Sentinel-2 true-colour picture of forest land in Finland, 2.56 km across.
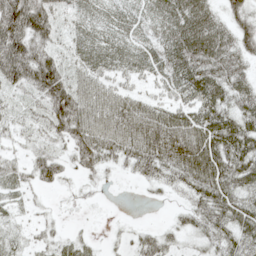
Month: May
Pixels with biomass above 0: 82%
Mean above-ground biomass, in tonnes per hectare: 46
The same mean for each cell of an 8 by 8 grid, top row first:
115 75 35 32 36 63 56 50
109 56 45 45 38 67 80 58
77 113 46 36 27 54 73 50
28 69 79 62 47 41 60 55
20 30 65 52 59 62 65 68
29 44 20 8 29 39 61 59
15 8 5 1 1 13 52 56
19 19 12 6 31 20 30 48
